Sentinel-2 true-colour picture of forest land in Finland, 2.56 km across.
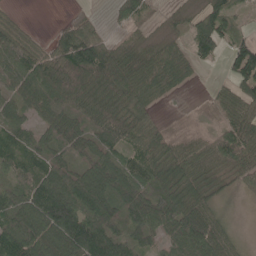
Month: May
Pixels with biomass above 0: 84%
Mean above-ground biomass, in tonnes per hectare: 70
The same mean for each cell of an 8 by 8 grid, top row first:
21 0 14 16 34 24 79 33
93 40 105 44 44 42 77 75
65 97 104 95 83 62 5 90
52 74 78 87 44 4 13 76
76 59 64 79 68 34 45 106
52 106 84 103 84 88 47 45
86 178 147 103 114 102 57 4
124 112 163 112 61 71 110 21
